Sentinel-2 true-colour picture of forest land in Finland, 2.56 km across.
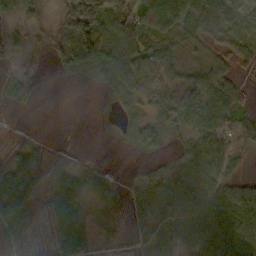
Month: October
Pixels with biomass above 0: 68%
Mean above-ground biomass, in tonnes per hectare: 48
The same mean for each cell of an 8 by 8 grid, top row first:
25 31 170 100 93 96 93 47
10 31 162 79 91 52 26 42
21 1 6 56 104 64 57 21
3 0 0 4 37 119 81 57
16 6 1 1 67 17 67 35
73 26 64 13 18 38 74 35
61 23 47 13 22 38 80 118
28 13 43 4 24 36 85 83
